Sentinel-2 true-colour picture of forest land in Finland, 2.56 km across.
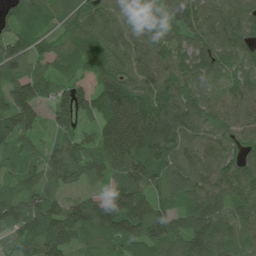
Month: July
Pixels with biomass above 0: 95%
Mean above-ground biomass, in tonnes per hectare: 97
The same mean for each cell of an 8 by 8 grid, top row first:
82 62 105 90 70 83 119 109
97 63 92 106 88 88 126 111
108 66 50 119 91 112 92 93
164 59 91 123 108 116 106 92
110 46 91 124 128 115 93 80
79 79 87 78 127 101 108 117
103 110 108 141 104 73 126 82
53 126 65 79 108 97 148 68
